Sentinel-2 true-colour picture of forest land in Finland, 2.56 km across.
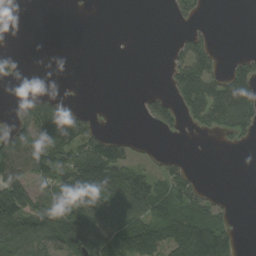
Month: August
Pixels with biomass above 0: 45%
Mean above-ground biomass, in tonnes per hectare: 59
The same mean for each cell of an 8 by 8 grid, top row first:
0 0 1 0 0 31 5 0
1 0 0 0 0 31 63 3
16 0 0 0 0 75 111 103
39 143 67 2 32 69 110 129
139 117 126 79 10 0 0 19
121 96 127 101 58 69 2 0
135 91 119 113 100 100 67 0
110 102 159 128 124 123 164 33
